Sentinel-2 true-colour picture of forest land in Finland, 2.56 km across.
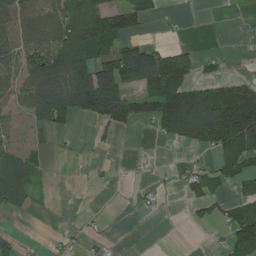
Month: July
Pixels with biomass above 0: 46%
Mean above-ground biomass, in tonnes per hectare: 59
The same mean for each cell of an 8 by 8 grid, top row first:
92 57 110 110 39 5 0 2
72 91 100 66 103 40 1 4
56 97 132 156 117 120 58 43
28 90 85 117 95 208 222 230
19 16 6 13 2 44 129 151
100 9 2 5 8 19 60 73
33 4 3 0 12 2 54 68
29 9 15 8 0 0 3 110
